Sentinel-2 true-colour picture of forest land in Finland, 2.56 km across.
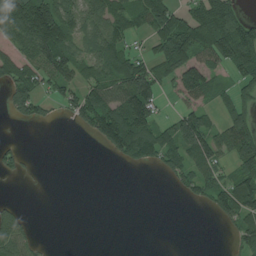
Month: July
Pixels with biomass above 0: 53%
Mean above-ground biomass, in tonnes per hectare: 70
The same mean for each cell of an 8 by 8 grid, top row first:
175 172 107 98 84 84 151 80
55 159 78 126 27 126 119 141
97 80 90 104 146 91 96 56
63 30 113 159 163 40 56 76
21 0 0 107 172 110 108 112
30 1 0 0 0 60 70 94
28 0 0 0 0 0 34 113
99 4 0 0 0 0 0 61
